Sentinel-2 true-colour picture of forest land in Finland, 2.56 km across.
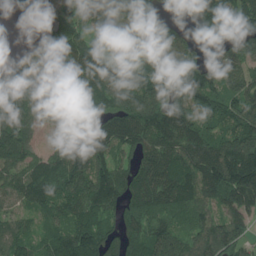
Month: July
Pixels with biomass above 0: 88%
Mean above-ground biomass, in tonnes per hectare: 132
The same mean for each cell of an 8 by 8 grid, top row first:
49 97 124 131 130 48 166 153
11 133 139 71 110 143 28 129
134 145 168 155 145 162 146 130
176 148 128 146 222 162 123 130
212 61 114 149 147 156 144 205
116 145 179 149 137 160 155 204
78 111 131 96 121 143 81 124
129 94 184 101 141 114 144 117
